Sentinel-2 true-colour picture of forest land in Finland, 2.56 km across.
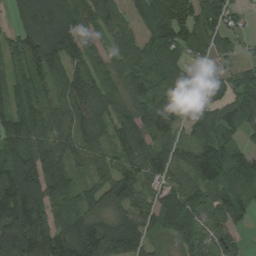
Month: August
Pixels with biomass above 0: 88%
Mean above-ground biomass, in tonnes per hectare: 106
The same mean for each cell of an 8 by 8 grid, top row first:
44 133 128 97 110 193 117 44
88 150 121 66 88 103 71 37
105 99 130 83 126 82 36 71
138 92 101 97 98 66 87 102
117 106 87 88 94 85 126 77
164 176 46 91 96 76 125 132
189 118 99 86 99 174 87 123
193 145 178 171 117 102 67 36
